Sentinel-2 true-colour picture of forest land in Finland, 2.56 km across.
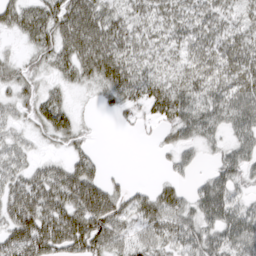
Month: March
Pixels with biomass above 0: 80%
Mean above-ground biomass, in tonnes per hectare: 48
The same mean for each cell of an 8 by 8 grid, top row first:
44 54 69 44 46 45 43 43
10 47 66 62 46 37 51 55
41 21 32 60 60 50 66 70
29 51 11 13 29 64 61 67
38 15 29 0 4 39 30 43
52 57 83 14 0 24 36 44
81 82 88 78 57 56 67 48
81 90 93 69 47 54 53 64
